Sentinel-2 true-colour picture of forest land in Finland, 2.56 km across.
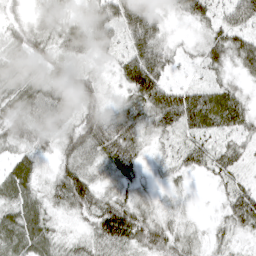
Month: April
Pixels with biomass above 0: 93%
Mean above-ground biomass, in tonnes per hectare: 45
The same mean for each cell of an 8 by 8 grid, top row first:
18 33 23 86 95 23 49 81
37 39 44 40 92 24 53 60
49 45 41 22 135 20 24 24
46 59 43 35 60 110 88 52
33 25 58 66 30 28 44 34
56 19 61 40 20 20 30 31
50 31 48 64 32 15 2 69
59 42 24 72 52 37 21 22
